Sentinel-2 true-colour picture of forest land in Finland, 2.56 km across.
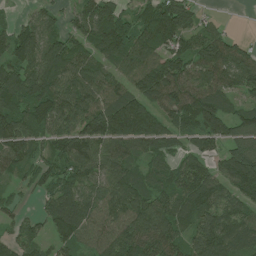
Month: June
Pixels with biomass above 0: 88%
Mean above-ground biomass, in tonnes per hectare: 100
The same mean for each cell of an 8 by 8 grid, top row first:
19 66 92 119 67 160 16 0
94 119 90 121 101 88 110 72
113 152 105 87 137 152 124 114
116 115 97 150 140 120 163 58
113 64 130 121 108 65 76 94
41 79 105 98 73 91 106 158
42 68 117 105 140 113 115 96
74 67 84 103 134 96 145 107
